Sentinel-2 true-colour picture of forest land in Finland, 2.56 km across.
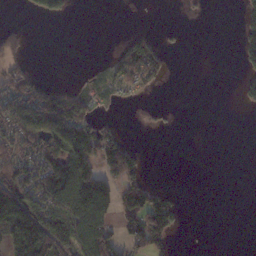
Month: November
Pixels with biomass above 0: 37%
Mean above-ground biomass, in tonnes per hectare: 53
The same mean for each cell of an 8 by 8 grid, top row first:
0 43 0 0 1 0 4 30
57 0 0 10 109 7 0 44
75 11 9 44 93 2 0 27
140 158 100 3 7 3 0 3
132 138 145 96 4 0 0 0
97 138 133 66 47 0 0 0
161 148 128 81 168 49 0 0
135 196 145 102 98 23 0 0
